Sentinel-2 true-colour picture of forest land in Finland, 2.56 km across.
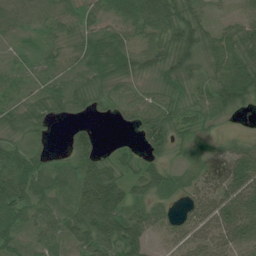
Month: July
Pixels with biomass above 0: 88%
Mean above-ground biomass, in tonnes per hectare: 57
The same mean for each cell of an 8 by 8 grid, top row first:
32 34 46 39 77 85 28 27
27 34 54 74 59 90 62 78
46 48 59 55 37 62 56 99
60 55 44 26 61 58 57 36
45 20 66 12 47 43 25 38
90 59 73 84 74 36 48 80
76 51 92 109 69 32 66 103
61 57 77 92 63 43 60 71
